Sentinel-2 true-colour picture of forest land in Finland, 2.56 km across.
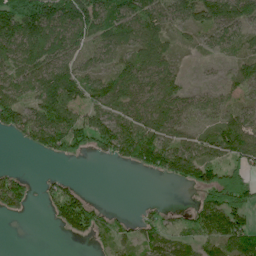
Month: June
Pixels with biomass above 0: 68%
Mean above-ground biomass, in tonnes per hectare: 72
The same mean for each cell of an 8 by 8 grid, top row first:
177 179 166 112 100 50 94 101
111 124 66 72 85 23 31 43
86 105 89 75 74 42 6 46
115 128 87 81 90 80 53 62
16 94 66 101 132 78 70 123
37 17 5 0 16 92 93 100
54 29 118 9 13 17 126 126
0 0 24 36 49 42 70 113
